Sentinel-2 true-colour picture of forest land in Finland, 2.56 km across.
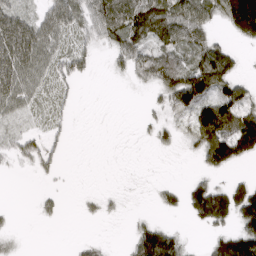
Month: March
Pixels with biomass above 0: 56%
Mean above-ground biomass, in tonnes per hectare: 48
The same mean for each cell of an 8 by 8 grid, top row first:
77 67 72 115 128 104 59 159
127 67 34 45 68 72 74 20
92 42 27 6 32 91 128 55
40 21 2 0 10 51 97 102
39 32 0 0 3 21 108 117
4 13 0 0 1 1 31 17
3 12 7 7 2 27 126 124
8 0 9 3 86 52 27 139
